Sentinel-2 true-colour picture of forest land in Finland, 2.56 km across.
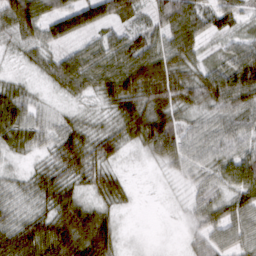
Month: March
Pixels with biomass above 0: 91%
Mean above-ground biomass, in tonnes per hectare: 49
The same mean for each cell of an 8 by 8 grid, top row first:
91 61 80 72 40 90 60 42
23 40 41 63 72 59 22 55
23 28 68 74 51 46 53 98
72 22 19 34 77 51 45 73
45 32 56 44 53 71 54 62
21 47 45 38 3 21 36 73
30 48 65 32 1 8 46 61
73 99 83 52 3 7 38 49
